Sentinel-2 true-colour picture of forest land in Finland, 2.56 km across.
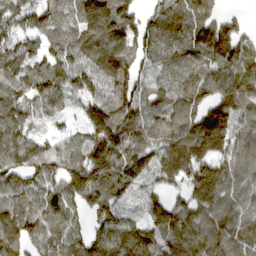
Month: March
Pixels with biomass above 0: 91%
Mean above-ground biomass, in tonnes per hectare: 120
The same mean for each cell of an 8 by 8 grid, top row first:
87 85 120 189 86 100 106 26
90 84 123 156 116 91 165 148
132 119 115 153 70 89 114 152
103 76 57 162 115 126 146 107
136 77 85 220 110 160 187 112
117 121 205 211 89 154 191 123
114 119 99 115 60 103 155 102
134 98 85 149 116 120 134 94
